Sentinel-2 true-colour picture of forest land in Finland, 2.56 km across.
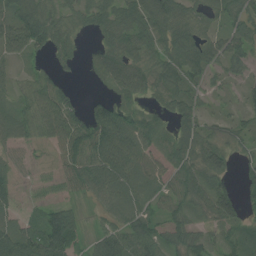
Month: July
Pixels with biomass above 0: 81%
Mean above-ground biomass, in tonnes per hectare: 51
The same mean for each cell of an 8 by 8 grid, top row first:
66 58 42 59 86 66 35 57
61 52 23 58 69 78 54 52
27 40 9 65 61 68 37 31
46 74 45 74 35 52 24 32
35 31 91 113 69 53 51 34
24 13 79 97 62 47 67 24
24 34 17 48 43 50 55 43
75 88 33 77 68 44 28 39
